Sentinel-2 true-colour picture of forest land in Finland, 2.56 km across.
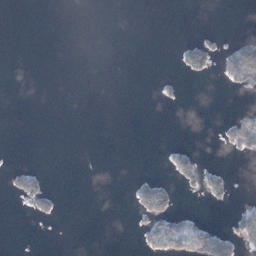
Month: January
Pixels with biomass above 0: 11%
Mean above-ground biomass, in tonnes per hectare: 13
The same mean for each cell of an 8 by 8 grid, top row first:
0 0 0 0 0 0 0 0
0 0 0 0 0 10 43 50
0 0 0 0 0 8 6 51
0 0 0 0 0 2 0 16
0 0 0 0 0 6 0 63
32 12 0 0 14 36 38 0
4 28 0 0 73 42 6 22
0 0 0 0 28 80 83 65
